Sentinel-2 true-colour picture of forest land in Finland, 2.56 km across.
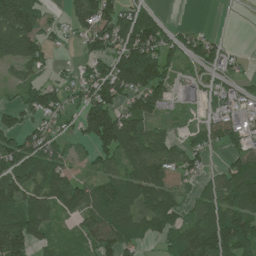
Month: July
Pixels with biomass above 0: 72%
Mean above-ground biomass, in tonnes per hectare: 77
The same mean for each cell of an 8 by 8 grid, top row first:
148 35 84 94 72 1 0 0
121 45 28 92 156 60 76 7
34 29 55 128 148 37 36 41
62 86 66 108 97 14 27 61
85 70 30 128 119 49 57 55
107 97 38 57 131 99 32 105
123 83 95 110 104 87 90 110
149 47 40 105 66 83 160 144
